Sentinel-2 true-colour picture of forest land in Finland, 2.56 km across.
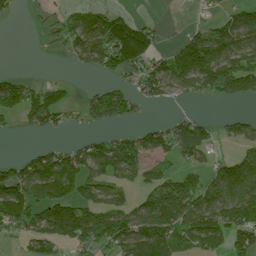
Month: July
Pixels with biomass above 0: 57%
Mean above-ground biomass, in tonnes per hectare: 76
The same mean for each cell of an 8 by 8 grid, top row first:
15 9 67 66 9 0 18 94
0 6 101 129 107 75 159 137
37 17 3 24 92 115 126 144
59 101 29 95 14 22 3 15
0 26 38 70 86 87 60 55
91 106 81 83 59 63 77 145
108 125 118 93 89 136 145 148
42 107 102 135 170 130 131 86
